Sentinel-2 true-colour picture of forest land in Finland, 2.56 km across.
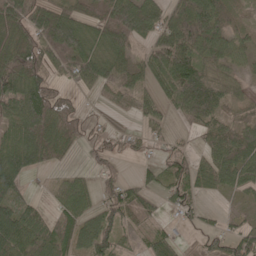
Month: May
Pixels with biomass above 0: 74%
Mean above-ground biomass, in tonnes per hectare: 63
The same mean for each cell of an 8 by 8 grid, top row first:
110 95 76 110 91 81 124 35
112 87 89 80 38 121 84 48
129 69 66 59 51 113 81 35
88 127 41 18 48 37 81 39
77 138 36 23 26 18 50 87
75 16 24 37 23 50 63 68
69 24 67 70 50 41 12 12
89 68 66 76 29 27 22 55
